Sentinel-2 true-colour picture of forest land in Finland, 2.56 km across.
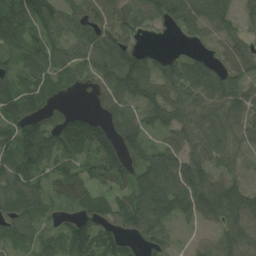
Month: August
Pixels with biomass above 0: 84%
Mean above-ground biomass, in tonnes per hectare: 81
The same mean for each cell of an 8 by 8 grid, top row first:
125 103 71 90 75 89 86 45
82 87 68 113 38 11 22 63
73 75 50 101 134 97 92 73
95 66 37 86 76 88 82 82
111 119 125 123 80 66 91 58
106 58 58 93 98 113 89 35
76 48 62 73 123 107 110 107
70 51 133 99 80 27 37 95
